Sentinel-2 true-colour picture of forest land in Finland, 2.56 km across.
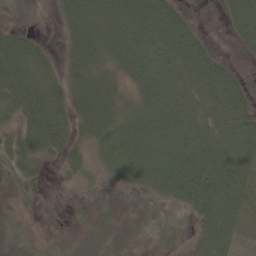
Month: May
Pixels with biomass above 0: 83%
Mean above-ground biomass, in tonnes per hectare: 51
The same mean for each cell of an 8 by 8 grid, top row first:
14 5 68 69 91 58 0 56
52 15 57 57 100 97 31 19
65 43 51 47 68 82 95 31
45 60 44 56 73 88 63 74
45 46 31 71 78 78 86 91
34 11 32 42 73 98 107 80
11 10 13 25 17 32 94 65
19 17 25 25 12 23 68 33
